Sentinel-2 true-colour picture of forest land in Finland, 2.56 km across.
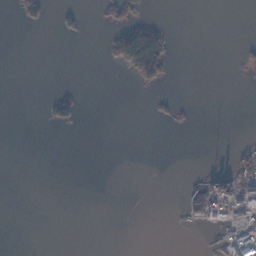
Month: November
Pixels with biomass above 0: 11%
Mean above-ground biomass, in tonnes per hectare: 12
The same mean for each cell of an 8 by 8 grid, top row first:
9 15 13 25 17 0 0 0
0 0 0 42 137 7 0 6
0 0 0 0 41 3 0 2
0 21 25 0 1 11 0 0
0 0 0 0 0 0 0 13
0 0 0 0 0 0 32 104
0 0 0 0 0 4 29 105
0 0 0 0 0 17 7 87
